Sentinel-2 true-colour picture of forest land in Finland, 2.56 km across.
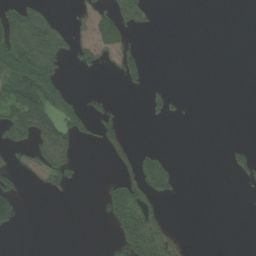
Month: July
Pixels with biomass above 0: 24%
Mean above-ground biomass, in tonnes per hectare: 34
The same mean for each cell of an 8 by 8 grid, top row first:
94 46 30 80 35 0 0 0
124 111 50 76 19 0 0 0
120 96 1 6 36 0 0 0
101 109 56 42 13 18 0 0
44 104 36 56 7 0 0 21
47 54 13 21 77 21 0 26
57 0 0 66 88 0 0 0
0 0 0 21 124 43 0 0
